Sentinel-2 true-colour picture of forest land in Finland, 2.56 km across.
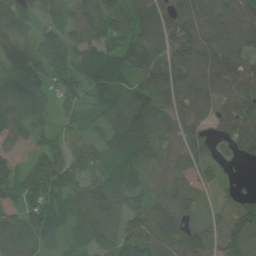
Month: June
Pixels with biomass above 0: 91%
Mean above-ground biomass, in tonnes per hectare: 87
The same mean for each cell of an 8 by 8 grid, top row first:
92 29 65 76 107 116 115 109
140 72 70 72 119 129 111 95
131 79 71 103 88 142 102 94
104 53 54 83 122 112 105 120
34 48 60 64 98 97 89 91
84 100 74 70 65 93 42 12
63 96 75 94 97 126 21 83
104 54 47 64 103 136 95 116
